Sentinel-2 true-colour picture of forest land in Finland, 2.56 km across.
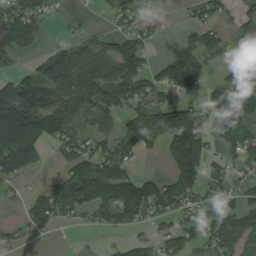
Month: August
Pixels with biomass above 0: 64%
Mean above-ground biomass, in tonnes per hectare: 79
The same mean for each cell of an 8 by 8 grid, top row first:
93 36 7 31 48 5 63 56
93 28 65 66 69 31 108 42
74 138 132 117 96 105 50 107
175 134 96 89 131 121 100 130
157 65 81 67 84 135 91 72
50 20 155 135 65 140 77 34
8 113 88 111 117 89 49 81
44 10 9 14 44 98 81 67
